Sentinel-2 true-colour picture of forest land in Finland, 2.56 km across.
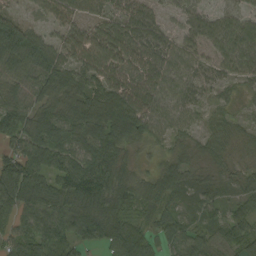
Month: September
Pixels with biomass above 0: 95%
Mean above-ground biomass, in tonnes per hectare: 76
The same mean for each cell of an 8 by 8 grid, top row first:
50 48 56 67 72 33 53 51
141 79 90 110 92 66 70 106
64 92 82 89 89 72 52 52
80 77 105 123 102 69 37 27
65 133 101 118 59 44 42 34
142 88 133 107 43 77 42 45
96 97 112 90 64 51 57 37
68 81 70 96 66 64 53 75
